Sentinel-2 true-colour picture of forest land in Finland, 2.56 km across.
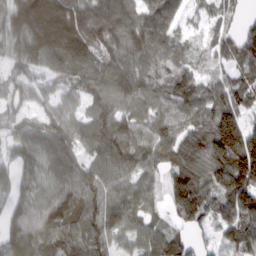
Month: March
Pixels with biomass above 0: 91%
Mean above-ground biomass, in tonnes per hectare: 102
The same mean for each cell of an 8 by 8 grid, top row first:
137 185 115 129 114 77 55 53
92 167 138 107 125 77 60 107
56 56 102 122 97 103 76 82
46 61 65 119 95 102 126 120
76 104 84 136 109 122 160 221
85 83 94 90 75 103 126 209
84 103 124 84 66 58 97 155
111 106 95 78 76 72 35 115
